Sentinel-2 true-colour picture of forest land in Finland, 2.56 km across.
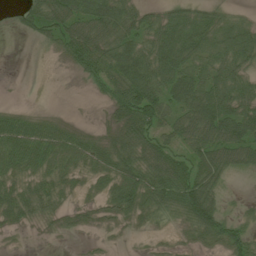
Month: July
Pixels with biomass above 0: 73%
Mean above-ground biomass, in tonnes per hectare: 40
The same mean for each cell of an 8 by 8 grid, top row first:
12 63 70 78 35 40 38 15
0 14 72 61 50 66 48 63
0 0 13 55 69 63 50 48
24 9 1 35 81 48 84 61
63 62 48 49 67 41 78 71
35 37 19 43 59 70 53 13
48 27 17 35 44 47 75 7
2 3 2 4 3 7 36 45
